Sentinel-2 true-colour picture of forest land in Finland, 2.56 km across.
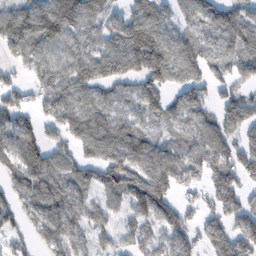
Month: February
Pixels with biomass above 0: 81%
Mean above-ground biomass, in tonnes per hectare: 83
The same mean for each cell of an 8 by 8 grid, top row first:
93 131 104 68 101 56 86 90
73 79 77 92 153 85 64 92
36 87 107 92 100 74 75 70
75 65 100 79 72 66 65 117
94 57 77 125 103 60 103 80
82 106 81 95 125 90 64 90
69 97 76 51 97 73 56 94
41 82 57 52 67 74 79 98
